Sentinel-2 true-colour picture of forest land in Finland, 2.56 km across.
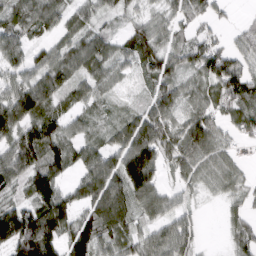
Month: March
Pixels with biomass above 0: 85%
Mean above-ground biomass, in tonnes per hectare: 65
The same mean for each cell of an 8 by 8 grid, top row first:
59 62 44 33 34 50 50 8
49 45 59 41 70 49 71 47
55 74 54 42 39 61 70 105
114 73 42 32 56 58 60 60
88 105 58 58 118 79 89 35
82 103 51 94 125 39 46 40
87 132 64 115 63 50 5 34
150 131 119 67 54 85 6 53
